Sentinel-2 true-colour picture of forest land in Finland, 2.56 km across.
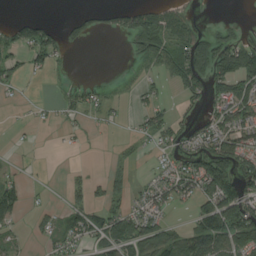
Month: August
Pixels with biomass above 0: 49%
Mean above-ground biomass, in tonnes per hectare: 55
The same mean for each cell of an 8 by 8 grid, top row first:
16 10 29 32 105 91 8 15
52 87 12 0 82 85 113 116
41 14 29 14 36 53 97 108
3 13 37 16 44 26 57 100
5 2 13 6 14 65 110 91
31 2 17 32 10 78 150 99
83 20 64 63 77 26 107 170
26 29 66 94 109 80 144 114
